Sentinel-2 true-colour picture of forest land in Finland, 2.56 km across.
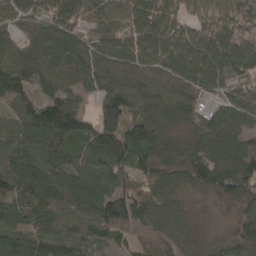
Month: April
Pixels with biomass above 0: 93%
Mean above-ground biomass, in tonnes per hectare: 85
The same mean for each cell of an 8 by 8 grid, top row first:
81 96 89 46 102 82 67 76
68 53 89 103 103 103 108 83
156 87 95 99 85 82 95 61
86 129 72 137 64 52 37 91
84 77 78 152 122 69 105 73
106 109 91 110 64 77 112 98
79 83 84 128 78 62 13 56
102 100 81 59 61 77 25 63
